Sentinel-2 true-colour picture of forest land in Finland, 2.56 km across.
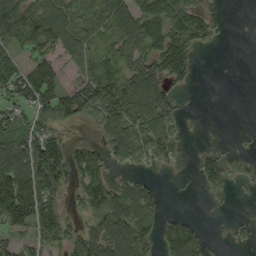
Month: September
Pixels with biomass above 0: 61%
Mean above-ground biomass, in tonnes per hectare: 71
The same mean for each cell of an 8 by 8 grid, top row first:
131 132 91 113 121 118 43 0
68 87 116 76 79 148 16 0
92 86 67 124 137 62 0 0
65 91 79 104 133 52 0 0
102 122 36 85 120 55 8 4
182 153 78 45 28 4 68 28
68 85 37 118 104 3 5 1
33 64 90 125 85 142 34 12
